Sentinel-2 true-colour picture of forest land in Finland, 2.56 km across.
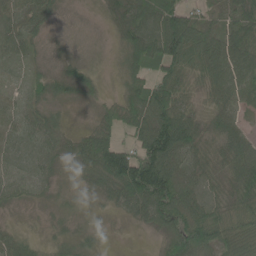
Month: June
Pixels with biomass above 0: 90%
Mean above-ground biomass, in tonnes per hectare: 53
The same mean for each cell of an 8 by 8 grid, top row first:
43 33 7 38 82 79 26 56
38 21 16 18 105 100 62 85
18 46 73 8 63 72 49 74
31 35 6 43 98 94 34 38
38 42 51 78 82 116 48 62
36 32 35 98 130 74 50 75
20 16 15 28 82 91 68 73
37 20 28 3 4 82 91 89
